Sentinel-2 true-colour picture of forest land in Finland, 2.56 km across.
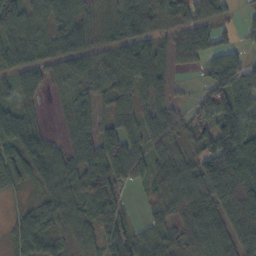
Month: October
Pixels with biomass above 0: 86%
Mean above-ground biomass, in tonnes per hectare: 74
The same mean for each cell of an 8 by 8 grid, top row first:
79 81 91 53 114 65 70 27
70 75 99 72 96 94 90 42
60 52 72 74 91 35 69 90
66 9 61 64 75 50 58 95
68 46 82 106 79 53 103 137
42 58 82 102 60 82 142 167
20 61 46 94 13 68 96 169
60 56 39 68 42 55 94 131
